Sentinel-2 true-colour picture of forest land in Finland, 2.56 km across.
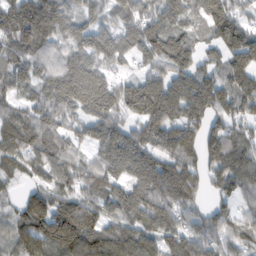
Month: February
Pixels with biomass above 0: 89%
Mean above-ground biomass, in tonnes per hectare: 102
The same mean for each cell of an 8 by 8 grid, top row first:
136 155 79 57 93 102 133 76
93 69 86 107 96 124 49 181
87 86 162 83 98 117 101 120
73 98 94 113 136 127 133 87
99 99 58 124 118 139 121 106
40 63 87 83 127 157 79 116
54 133 141 83 127 121 56 46
77 115 147 100 92 96 94 74
